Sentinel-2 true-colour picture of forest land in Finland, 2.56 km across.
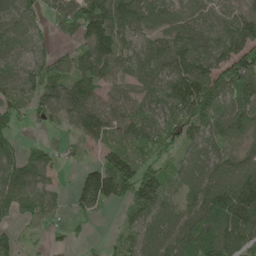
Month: May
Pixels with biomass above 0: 83%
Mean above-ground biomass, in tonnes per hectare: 83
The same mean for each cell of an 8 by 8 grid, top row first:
69 41 129 153 90 73 76 97
68 47 63 116 67 94 79 95
74 87 101 72 81 131 118 112
62 57 134 100 74 94 108 110
37 31 42 74 67 65 66 52
81 43 65 191 115 53 96 157
56 51 74 36 112 59 132 209
40 23 28 19 70 92 123 113
